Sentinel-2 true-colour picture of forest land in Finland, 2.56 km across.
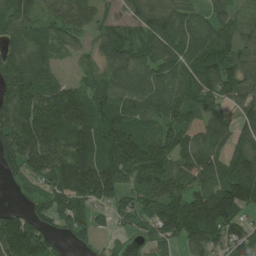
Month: July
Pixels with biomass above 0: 87%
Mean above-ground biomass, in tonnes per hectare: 84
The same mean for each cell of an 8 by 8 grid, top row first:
87 57 86 36 94 102 73 36
74 88 41 99 93 107 108 64
90 86 54 101 119 91 89 105
108 118 135 140 119 106 66 60
90 101 109 125 99 80 83 69
38 75 143 104 91 86 77 131
21 44 57 44 59 91 139 106
150 61 26 15 35 53 81 64
